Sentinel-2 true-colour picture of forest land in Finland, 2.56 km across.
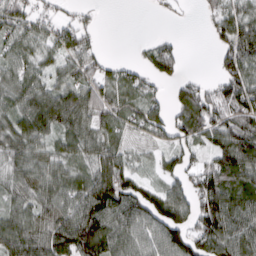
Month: March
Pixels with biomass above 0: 78%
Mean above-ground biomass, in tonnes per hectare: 74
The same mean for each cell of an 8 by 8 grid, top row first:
81 43 33 0 0 11 32 84
53 46 82 2 24 49 9 115
67 54 87 69 53 46 26 116
71 118 106 84 90 62 115 107
75 49 76 67 26 64 61 129
67 76 71 146 36 70 100 99
60 78 98 116 107 109 103 97
93 96 157 101 63 108 99 95
